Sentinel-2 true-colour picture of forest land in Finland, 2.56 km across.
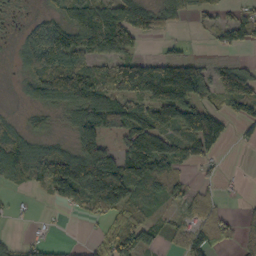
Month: October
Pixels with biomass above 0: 64%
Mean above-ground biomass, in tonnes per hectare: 64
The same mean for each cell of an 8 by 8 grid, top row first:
13 36 82 100 116 49 34 36
31 132 89 82 13 13 11 39
17 131 129 96 149 209 86 120
11 41 86 115 83 120 92 54
92 51 104 37 84 63 99 12
62 97 142 108 105 53 16 4
6 6 40 43 46 23 54 11
18 15 3 63 59 38 72 47
